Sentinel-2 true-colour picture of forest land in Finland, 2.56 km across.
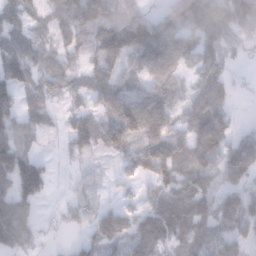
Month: January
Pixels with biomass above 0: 77%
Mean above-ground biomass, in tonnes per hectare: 83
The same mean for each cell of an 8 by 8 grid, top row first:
77 71 154 110 87 152 180 148
71 54 73 134 146 106 89 38
113 85 60 66 61 54 107 17
79 37 43 81 114 69 135 11
74 8 61 71 103 85 113 88
135 69 24 18 49 79 72 107
135 8 55 62 66 132 82 153
136 22 51 93 108 87 88 62
